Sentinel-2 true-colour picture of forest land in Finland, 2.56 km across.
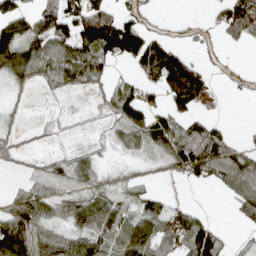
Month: April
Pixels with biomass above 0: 61%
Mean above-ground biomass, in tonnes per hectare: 58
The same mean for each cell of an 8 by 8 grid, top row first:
94 64 126 108 35 5 18 158
126 88 102 128 133 50 17 16
56 53 65 39 55 154 47 11
15 7 5 56 84 59 17 0
34 12 16 28 56 86 108 32
11 65 65 10 8 21 61 105
72 46 62 60 61 33 7 47
119 56 65 74 98 60 145 9
